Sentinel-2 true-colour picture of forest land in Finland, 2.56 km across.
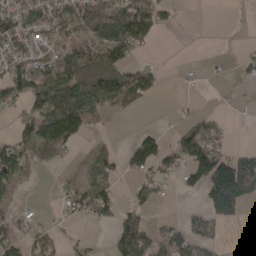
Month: April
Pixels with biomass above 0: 51%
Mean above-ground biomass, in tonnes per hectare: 53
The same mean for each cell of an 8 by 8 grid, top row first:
78 92 99 157 138 21 0 0
59 38 88 115 33 0 0 4
91 103 116 102 83 2 5 12
26 115 134 41 8 5 7 2
68 103 29 16 70 53 76 7
81 2 34 50 52 32 116 152
38 3 62 66 47 4 49 50
62 45 20 56 111 61 33 2
